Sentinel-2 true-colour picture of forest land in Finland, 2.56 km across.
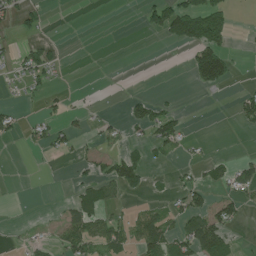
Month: July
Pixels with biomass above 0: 27%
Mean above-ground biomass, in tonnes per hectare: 27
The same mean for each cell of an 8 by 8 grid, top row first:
41 15 0 0 27 101 98 1
18 32 0 0 0 15 98 2
20 27 0 0 0 0 90 4
19 17 13 3 41 28 1 32
9 36 14 15 25 47 6 1
0 0 20 59 39 12 22 39
1 2 65 27 26 27 54 34
5 18 66 56 72 61 100 9
